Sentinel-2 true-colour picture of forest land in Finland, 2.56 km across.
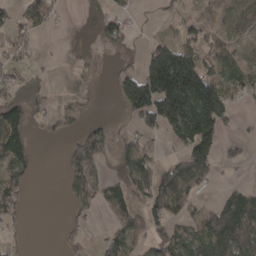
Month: April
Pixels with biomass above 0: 49%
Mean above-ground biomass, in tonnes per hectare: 66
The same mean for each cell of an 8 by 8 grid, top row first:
42 51 12 44 2 21 32 55
40 1 23 41 37 122 68 33
26 9 21 33 179 323 133 73
75 44 41 1 162 249 202 19
113 5 73 61 42 62 162 31
88 0 114 58 77 123 58 1
67 0 60 58 66 83 35 98
15 0 21 54 58 88 96 114
